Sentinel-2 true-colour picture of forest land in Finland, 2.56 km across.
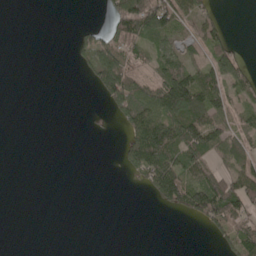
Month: May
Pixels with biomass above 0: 39%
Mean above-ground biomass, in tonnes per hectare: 41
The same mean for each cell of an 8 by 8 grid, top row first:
0 0 0 70 161 93 41 0
0 0 32 81 50 47 64 17
0 0 5 118 47 130 73 64
0 0 0 29 119 121 118 47
0 0 0 1 137 127 94 67
0 0 0 0 60 109 78 71
0 0 0 0 0 50 130 82
0 0 0 0 0 0 12 86
